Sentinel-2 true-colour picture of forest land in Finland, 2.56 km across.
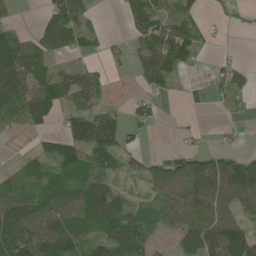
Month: May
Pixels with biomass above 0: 65%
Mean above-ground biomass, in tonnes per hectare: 57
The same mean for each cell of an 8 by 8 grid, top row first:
18 52 65 0 70 47 15 9
117 71 45 17 60 101 11 4
116 76 71 16 52 27 18 24
62 83 66 42 31 1 9 12
11 50 107 100 17 6 8 6
40 69 77 46 44 85 115 108
69 89 103 98 39 72 85 63
104 101 78 90 71 39 100 121
